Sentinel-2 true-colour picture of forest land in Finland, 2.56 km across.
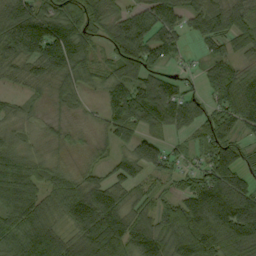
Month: September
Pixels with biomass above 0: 83%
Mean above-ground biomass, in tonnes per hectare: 75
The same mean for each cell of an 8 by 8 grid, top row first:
111 91 110 68 82 65 91 62
109 148 74 62 99 60 47 45
33 53 53 61 79 42 56 61
30 13 16 76 115 95 66 78
36 19 15 37 72 31 91 57
84 40 41 57 52 51 115 88
84 54 119 106 53 89 188 157
80 78 70 143 97 95 137 127
